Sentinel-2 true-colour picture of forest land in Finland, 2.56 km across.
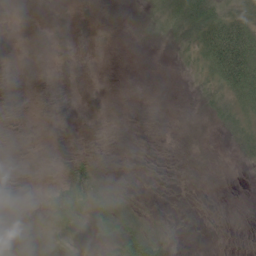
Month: June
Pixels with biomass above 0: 34%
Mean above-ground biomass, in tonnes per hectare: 13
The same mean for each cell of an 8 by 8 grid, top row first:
0 0 2 2 13 47 72 38
0 0 0 1 3 19 66 87
0 0 0 0 0 1 28 74
0 0 0 0 0 0 17 38
0 0 0 0 0 0 2 24
0 1 43 6 0 0 1 1
2 39 41 35 6 1 0 0
5 12 8 23 62 6 1 0
